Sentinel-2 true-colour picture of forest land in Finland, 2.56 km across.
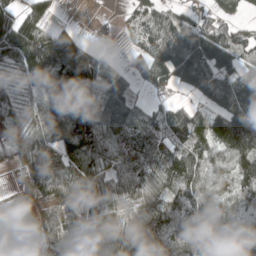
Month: May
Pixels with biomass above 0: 83%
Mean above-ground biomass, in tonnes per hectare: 91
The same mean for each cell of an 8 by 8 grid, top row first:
96 64 1 6 52 49 57 31
131 96 51 10 55 142 168 91
35 141 111 68 49 90 158 137
58 77 132 101 47 75 88 194
77 105 184 103 92 92 102 214
12 140 137 106 117 103 75 104
6 58 103 87 110 91 84 62
0 44 146 132 148 149 104 65
